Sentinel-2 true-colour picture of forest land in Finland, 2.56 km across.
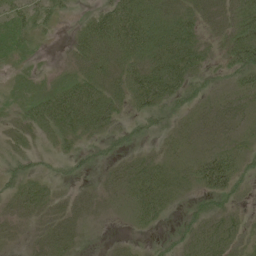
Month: June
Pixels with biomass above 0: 71%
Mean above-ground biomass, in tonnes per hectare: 30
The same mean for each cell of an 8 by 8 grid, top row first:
37 29 10 61 57 39 25 39
31 3 34 54 62 63 16 52
12 8 44 30 69 60 18 28
18 64 72 31 34 21 19 27
19 11 20 16 12 20 20 24
32 17 12 15 51 29 69 31
30 28 23 9 53 13 30 11
11 29 15 5 5 27 45 24
